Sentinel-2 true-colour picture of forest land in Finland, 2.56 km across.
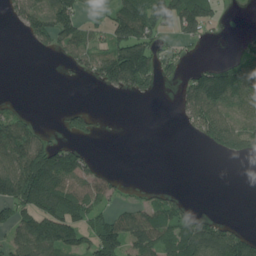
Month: July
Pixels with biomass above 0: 48%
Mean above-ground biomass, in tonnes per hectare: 69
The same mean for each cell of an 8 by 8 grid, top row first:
55 136 75 93 156 147 104 3
0 42 90 102 139 41 6 16
0 0 14 112 107 31 132 136
47 0 58 2 0 21 149 93
145 80 38 0 0 0 62 104
170 183 89 29 0 0 0 0
122 144 110 45 65 73 5 0
79 138 88 134 99 93 124 100
